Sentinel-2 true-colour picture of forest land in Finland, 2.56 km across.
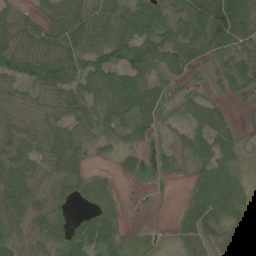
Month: June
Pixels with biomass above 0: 79%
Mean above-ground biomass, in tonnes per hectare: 59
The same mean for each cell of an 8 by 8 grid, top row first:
55 57 83 72 88 63 174 106
79 80 79 93 95 96 80 74
78 105 86 83 84 37 13 70
48 51 73 79 76 21 75 9
67 83 59 29 26 17 63 38
69 51 55 18 29 13 65 40
70 64 17 33 4 10 81 51
60 65 78 53 13 22 53 46
